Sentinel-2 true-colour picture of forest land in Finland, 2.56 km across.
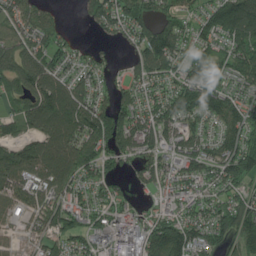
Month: July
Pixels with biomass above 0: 83%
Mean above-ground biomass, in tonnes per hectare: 114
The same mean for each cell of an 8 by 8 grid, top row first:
108 75 23 160 112 91 119 231
141 97 43 26 142 135 102 119
139 134 103 47 102 118 164 96
76 143 159 138 119 151 137 124
103 130 160 136 136 114 117 153
166 138 121 71 74 109 106 150
79 114 105 94 48 81 100 130
39 77 100 116 146 178 113 107
